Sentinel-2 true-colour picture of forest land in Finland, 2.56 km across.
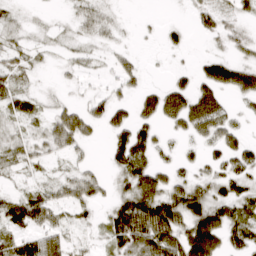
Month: March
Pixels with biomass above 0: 58%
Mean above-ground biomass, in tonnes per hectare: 29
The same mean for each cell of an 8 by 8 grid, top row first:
9 2 18 10 1 0 26 16
23 8 11 10 1 12 3 16
25 2 8 14 12 17 53 53
25 16 29 39 40 60 79 11
21 26 24 30 42 10 28 30
10 11 29 15 59 23 20 31
46 44 26 34 86 67 61 31
36 45 8 32 74 66 102 24
